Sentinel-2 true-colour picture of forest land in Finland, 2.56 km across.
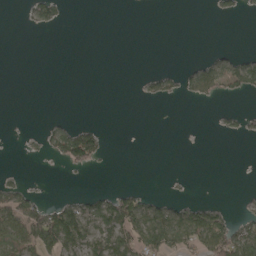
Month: April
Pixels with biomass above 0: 24%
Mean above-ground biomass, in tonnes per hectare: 19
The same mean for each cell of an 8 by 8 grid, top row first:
1 33 0 0 0 0 2 9
0 0 0 0 0 0 2 2
0 0 0 0 13 22 56 50
0 0 0 0 0 0 0 15
1 26 92 2 0 0 0 1
6 0 2 1 0 2 0 0
63 46 40 69 57 32 38 7
59 83 68 59 69 55 82 71
